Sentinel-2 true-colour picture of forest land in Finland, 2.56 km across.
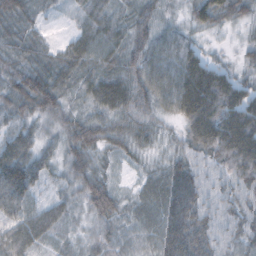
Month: October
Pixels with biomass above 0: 94%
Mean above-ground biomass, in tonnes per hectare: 54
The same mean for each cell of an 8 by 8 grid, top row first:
40 13 28 37 38 12 63 39
32 22 60 54 67 84 23 16
50 62 43 56 68 111 137 53
44 45 26 50 30 74 143 117
78 26 59 41 32 26 108 154
114 35 46 20 20 65 41 85
69 33 22 50 37 77 49 49
54 28 17 32 27 84 59 51
